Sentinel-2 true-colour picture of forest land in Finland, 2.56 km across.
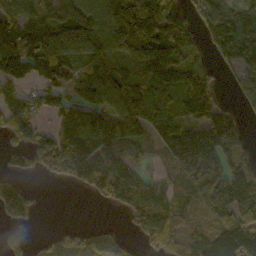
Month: October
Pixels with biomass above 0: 75%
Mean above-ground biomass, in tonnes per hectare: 117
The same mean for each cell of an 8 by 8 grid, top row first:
84 89 155 149 243 129 97 108
159 212 210 134 148 129 57 171
138 136 128 184 154 171 117 64
140 89 148 137 167 86 126 42
80 134 232 162 71 184 230 116
68 29 88 144 54 94 184 108
100 0 0 33 100 96 109 141
45 30 93 58 45 76 115 144
